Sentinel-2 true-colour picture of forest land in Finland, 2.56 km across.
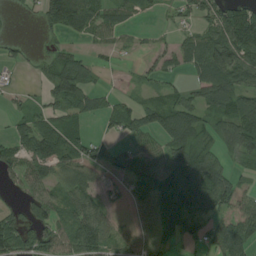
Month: August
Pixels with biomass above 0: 70%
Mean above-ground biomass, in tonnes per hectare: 56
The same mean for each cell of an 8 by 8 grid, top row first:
4 62 100 56 17 20 56 93
13 13 15 28 16 46 114 144
11 37 69 5 19 15 87 84
48 45 59 42 56 78 55 89
46 78 56 22 27 79 41 79
36 55 81 38 66 105 113 36
22 58 83 46 43 124 86 60
71 57 96 54 44 35 47 94
